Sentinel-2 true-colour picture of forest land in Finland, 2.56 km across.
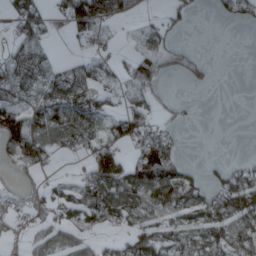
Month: March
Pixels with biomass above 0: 54%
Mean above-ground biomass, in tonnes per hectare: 59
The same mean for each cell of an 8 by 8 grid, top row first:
76 37 128 90 11 29 2 41
55 31 8 17 36 39 1 0
75 60 75 33 86 13 18 0
112 80 92 50 71 15 0 0
111 83 51 77 88 46 0 0
21 23 34 183 156 120 31 90
47 46 70 131 101 94 108 135
27 56 60 32 98 76 97 128
